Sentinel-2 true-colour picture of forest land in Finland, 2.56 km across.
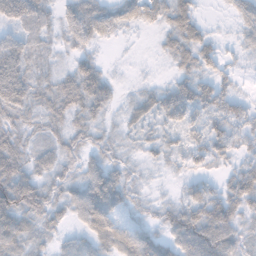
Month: November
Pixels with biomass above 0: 85%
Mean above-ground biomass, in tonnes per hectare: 45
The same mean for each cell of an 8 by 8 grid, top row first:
75 32 66 37 39 67 8 37
68 25 37 5 1 45 47 20
109 39 76 27 9 39 49 18
60 47 48 23 44 61 52 38
52 36 38 29 27 29 65 32
95 49 49 62 14 17 28 48
75 67 64 71 23 41 74 47
48 30 33 74 67 49 85 43
